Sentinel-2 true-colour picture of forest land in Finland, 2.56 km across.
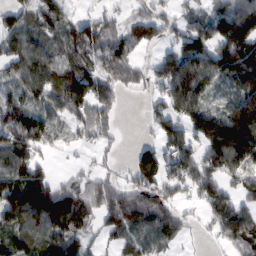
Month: February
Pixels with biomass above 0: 76%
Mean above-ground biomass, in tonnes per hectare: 88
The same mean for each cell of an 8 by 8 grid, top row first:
73 95 39 35 68 49 63 120
85 66 98 107 56 62 90 144
65 90 121 97 67 157 102 84
94 69 78 75 16 119 113 218
106 57 27 27 41 98 135 236
109 54 31 40 109 83 99 83
151 165 117 138 110 58 77 97
78 113 76 35 74 48 15 121
